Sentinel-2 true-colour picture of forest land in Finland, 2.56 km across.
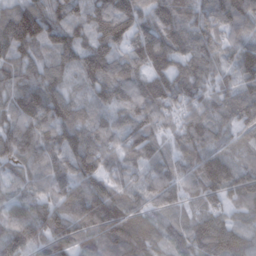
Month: February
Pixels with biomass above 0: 96%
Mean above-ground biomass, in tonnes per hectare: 83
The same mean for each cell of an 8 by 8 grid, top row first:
100 101 66 133 88 96 79 92
90 78 90 90 100 89 89 81
70 79 63 103 78 94 68 72
81 116 60 73 101 66 60 80
92 101 106 87 95 54 72 44
52 79 104 79 68 89 104 78
78 82 96 113 73 54 51 55
125 104 68 93 67 64 87 81
